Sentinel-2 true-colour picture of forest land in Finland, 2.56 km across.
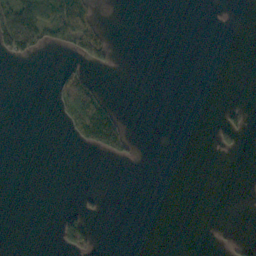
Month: October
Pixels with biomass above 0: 12%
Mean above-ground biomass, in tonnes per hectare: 16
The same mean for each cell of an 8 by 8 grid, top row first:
98 80 87 0 0 0 0 0
82 28 52 20 0 0 0 0
0 3 73 0 0 0 0 0
0 2 131 70 0 0 0 18
0 0 27 102 1 0 2 19
0 0 0 0 0 0 0 0
0 0 18 0 0 0 0 0
0 0 104 0 0 0 0 7
